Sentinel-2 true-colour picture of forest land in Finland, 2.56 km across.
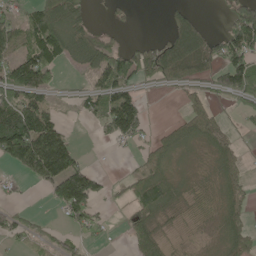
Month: May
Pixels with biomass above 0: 56%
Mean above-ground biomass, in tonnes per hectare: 66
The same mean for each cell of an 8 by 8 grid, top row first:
35 165 57 14 0 55 4 84
88 136 67 57 69 132 77 103
128 58 13 124 63 86 56 122
138 55 32 137 59 9 82 19
216 173 19 36 47 63 70 24
31 148 155 11 104 28 21 65
22 15 112 14 96 37 19 75
34 30 24 7 112 14 13 88
